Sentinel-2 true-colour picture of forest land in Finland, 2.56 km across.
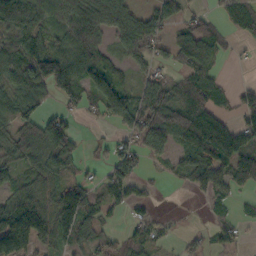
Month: October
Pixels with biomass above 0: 69%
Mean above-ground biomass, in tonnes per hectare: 65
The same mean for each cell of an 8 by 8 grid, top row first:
148 69 102 103 63 49 26 55
86 56 115 46 88 75 83 12
80 113 78 82 43 40 64 5
81 37 27 86 98 115 89 52
78 116 33 38 72 66 141 91
47 70 28 54 28 25 76 87
95 73 141 38 22 1 15 13
173 74 67 27 43 11 25 28
